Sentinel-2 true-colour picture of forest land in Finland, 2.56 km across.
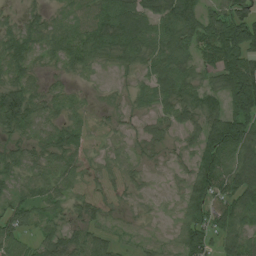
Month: July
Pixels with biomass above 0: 83%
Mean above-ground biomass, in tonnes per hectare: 57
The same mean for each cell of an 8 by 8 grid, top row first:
20 31 43 84 68 105 69 96
54 50 71 69 73 86 72 112
55 24 18 16 35 68 39 129
112 40 28 27 28 56 63 114
41 54 59 29 32 24 97 106
47 58 64 57 17 15 100 73
63 49 49 48 15 20 82 75
59 48 61 38 27 41 70 71
